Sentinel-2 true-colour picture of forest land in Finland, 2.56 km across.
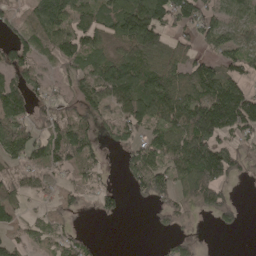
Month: May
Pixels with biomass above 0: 67%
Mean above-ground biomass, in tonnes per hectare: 75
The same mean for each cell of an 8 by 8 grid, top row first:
28 139 72 96 176 120 72 66
82 66 90 47 143 75 43 71
76 38 75 143 124 107 160 90
103 56 56 55 127 132 181 177
84 100 104 30 75 108 152 45
43 38 45 12 107 85 198 38
38 17 11 38 11 53 81 34
34 38 31 0 0 34 1 1
